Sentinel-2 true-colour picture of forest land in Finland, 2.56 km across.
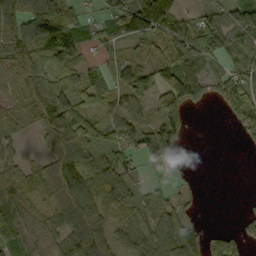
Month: September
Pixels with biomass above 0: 77%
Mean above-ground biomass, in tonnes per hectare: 75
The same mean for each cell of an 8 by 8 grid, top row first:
124 180 58 79 171 90 61 93
94 134 69 34 62 115 120 77
55 97 93 64 87 114 69 110
38 120 121 71 51 89 6 70
44 59 122 77 74 73 0 11
80 78 122 105 33 23 0 0
75 57 119 81 66 71 1 5
54 57 100 82 70 115 80 57
